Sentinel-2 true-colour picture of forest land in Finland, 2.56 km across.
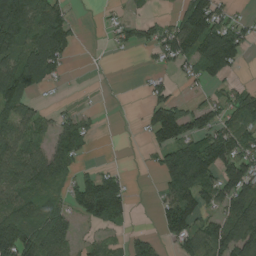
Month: August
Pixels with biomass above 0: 58%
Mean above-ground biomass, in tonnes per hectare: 77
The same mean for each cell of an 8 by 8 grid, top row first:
150 128 4 12 28 46 162 22
90 155 14 17 48 116 162 97
129 70 0 1 16 23 66 17
86 23 29 1 33 114 80 124
98 64 91 0 19 144 143 104
83 111 48 60 3 175 107 135
94 75 79 163 0 139 66 140
160 120 28 25 54 68 131 144
